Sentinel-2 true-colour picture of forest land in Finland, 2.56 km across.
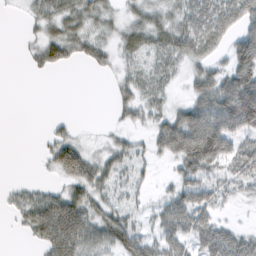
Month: February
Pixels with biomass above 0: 67%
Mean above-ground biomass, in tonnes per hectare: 42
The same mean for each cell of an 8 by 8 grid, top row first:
2 40 43 21 39 39 67 82
2 50 36 27 37 52 52 84
0 3 0 13 35 19 68 112
0 1 0 11 34 47 97 155
0 30 38 25 20 94 132 52
1 12 82 42 16 37 44 45
28 70 70 41 16 67 51 8
2 62 80 73 46 53 53 44
